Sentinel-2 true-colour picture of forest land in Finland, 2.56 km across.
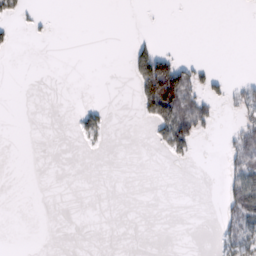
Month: February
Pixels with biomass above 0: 13%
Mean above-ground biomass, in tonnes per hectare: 11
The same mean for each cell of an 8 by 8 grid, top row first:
16 2 0 0 0 0 0 0
6 0 0 0 19 3 0 0
0 0 0 0 86 127 20 9
0 0 13 3 19 89 29 17
0 0 6 2 1 53 0 34
0 0 0 0 0 0 0 44
0 0 0 0 0 0 0 42
0 0 0 0 0 0 0 42
